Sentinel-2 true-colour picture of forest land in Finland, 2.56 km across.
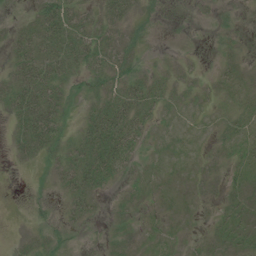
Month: July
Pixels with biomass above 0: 73%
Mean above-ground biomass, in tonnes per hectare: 18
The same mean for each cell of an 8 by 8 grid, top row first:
7 38 26 26 10 0 6 8
25 31 34 26 11 2 5 14
31 41 15 26 22 13 10 20
27 44 9 36 30 12 8 19
19 38 24 50 18 12 10 22
1 8 35 29 10 6 18 17
1 11 21 4 6 7 9 23
7 19 5 10 10 11 13 25
